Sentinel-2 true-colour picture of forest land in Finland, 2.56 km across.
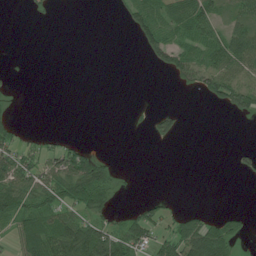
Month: July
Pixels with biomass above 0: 37%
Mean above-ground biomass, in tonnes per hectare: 31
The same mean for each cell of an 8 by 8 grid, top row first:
0 5 0 2 67 64 66 45
0 0 0 0 37 66 65 89
1 0 0 0 0 21 60 52
5 0 0 0 3 19 1 30
38 14 18 0 0 9 0 3
82 63 106 30 0 0 0 10
76 66 57 24 30 10 6 5
44 98 102 86 53 84 106 33
